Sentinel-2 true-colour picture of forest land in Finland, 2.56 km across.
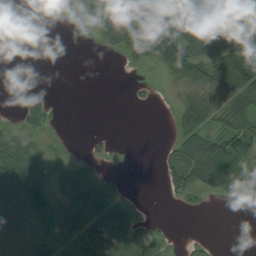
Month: August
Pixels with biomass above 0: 53%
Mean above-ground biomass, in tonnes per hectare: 42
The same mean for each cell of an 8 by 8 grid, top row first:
0 0 19 74 80 68 87 109
0 0 0 20 96 101 78 86
2 3 0 0 8 28 73 85
17 52 0 0 2 24 62 69
55 13 1 10 0 34 68 73
131 56 75 20 3 54 61 46
126 93 67 68 3 4 3 5
68 93 72 76 68 4 6 0
